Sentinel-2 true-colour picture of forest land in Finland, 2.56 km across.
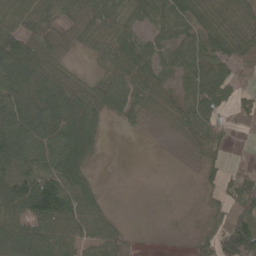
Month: May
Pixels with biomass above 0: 76%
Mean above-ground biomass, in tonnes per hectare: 52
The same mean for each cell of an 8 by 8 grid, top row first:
59 58 51 38 42 53 43 53
110 48 19 45 53 44 52 65
83 57 23 54 52 35 61 38
121 98 97 44 28 29 54 38
124 85 81 1 0 6 54 8
95 84 56 0 0 1 18 43
87 133 82 10 0 1 19 80
114 84 59 47 1 1 41 137
